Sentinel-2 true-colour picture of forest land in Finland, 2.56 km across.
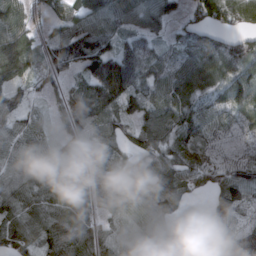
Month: March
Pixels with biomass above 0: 87%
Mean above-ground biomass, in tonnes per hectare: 92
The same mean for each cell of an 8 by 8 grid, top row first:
99 49 80 100 86 41 120 121
135 58 138 84 62 53 83 83
65 55 60 218 81 95 88 100
74 32 97 81 83 106 82 97
102 52 66 67 87 94 106 112
87 123 74 86 94 95 96 131
98 95 101 82 140 77 52 112
100 110 123 100 107 105 105 117
